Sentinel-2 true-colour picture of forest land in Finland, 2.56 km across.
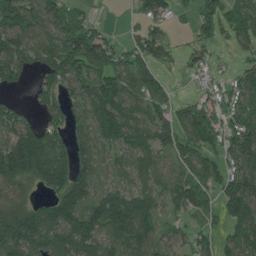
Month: June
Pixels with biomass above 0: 81%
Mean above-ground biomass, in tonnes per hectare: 108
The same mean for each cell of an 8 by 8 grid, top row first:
141 110 69 3 61 29 93 105
107 107 175 94 98 36 48 52
66 104 117 129 152 19 41 92
65 72 77 128 103 81 119 116
174 121 94 103 111 126 127 140
149 177 151 70 97 84 115 135
141 102 175 219 171 76 99 150
199 138 193 110 117 69 62 137
